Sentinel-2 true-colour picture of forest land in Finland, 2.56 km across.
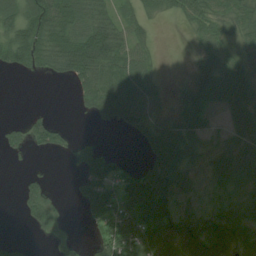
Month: July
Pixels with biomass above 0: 66%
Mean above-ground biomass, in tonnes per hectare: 51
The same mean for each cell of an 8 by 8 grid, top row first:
73 100 92 52 37 32 68 72
113 92 124 100 33 0 53 41
4 13 74 97 61 4 78 68
0 14 14 79 59 32 40 67
33 62 13 2 53 71 22 57
6 17 30 64 70 75 26 53
15 62 24 87 116 56 17 27
13 12 16 85 85 77 82 35
